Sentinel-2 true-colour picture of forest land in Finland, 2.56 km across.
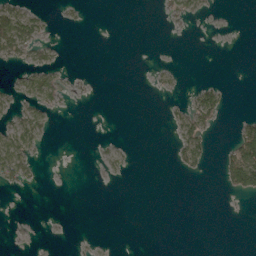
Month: May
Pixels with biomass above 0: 17%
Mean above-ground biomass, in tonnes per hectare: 10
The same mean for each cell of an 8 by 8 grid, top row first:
57 10 4 0 0 16 8 0
50 19 0 0 0 0 0 0
13 35 2 0 0 3 6 0
21 21 0 0 0 11 52 2
51 5 0 5 0 20 24 57
28 0 0 7 0 3 4 92
0 0 0 0 0 0 0 0
1 0 1 0 0 0 0 0
